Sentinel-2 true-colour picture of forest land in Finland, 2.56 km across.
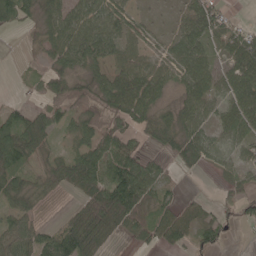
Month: May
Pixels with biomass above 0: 76%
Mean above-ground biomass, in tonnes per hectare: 47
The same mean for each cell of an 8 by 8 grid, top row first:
66 40 69 74 16 21 60 7
0 42 72 58 40 48 42 61
3 42 41 49 70 36 52 69
39 38 46 54 48 39 45 69
88 33 48 60 29 51 41 41
55 41 71 85 71 12 4 38
56 13 48 111 66 44 24 50
59 51 119 23 33 53 47 4
